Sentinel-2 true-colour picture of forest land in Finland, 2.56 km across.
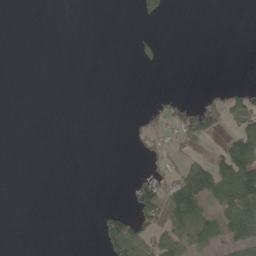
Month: May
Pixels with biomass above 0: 20%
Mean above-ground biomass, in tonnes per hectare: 26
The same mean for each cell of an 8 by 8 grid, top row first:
0 0 0 0 30 0 0 0
0 0 0 0 17 0 0 0
0 0 0 0 0 0 0 2
0 0 0 0 18 51 76 91
0 0 0 0 20 34 21 121
0 0 0 0 25 53 130 156
0 0 0 21 82 139 41 120
0 0 0 109 75 75 52 74
